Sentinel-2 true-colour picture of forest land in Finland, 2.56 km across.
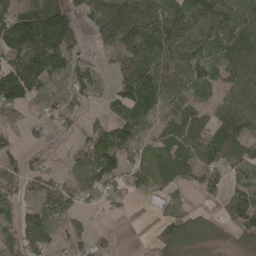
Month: May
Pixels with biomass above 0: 76%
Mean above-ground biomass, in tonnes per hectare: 89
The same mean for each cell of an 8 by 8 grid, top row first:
154 211 53 211 132 144 136 106
174 208 40 68 138 120 94 173
171 87 69 42 151 104 77 118
69 39 33 43 104 70 59 129
45 34 68 120 39 121 124 118
78 78 74 115 60 101 76 69
58 73 43 27 1 34 13 157
69 100 71 17 4 87 19 46
